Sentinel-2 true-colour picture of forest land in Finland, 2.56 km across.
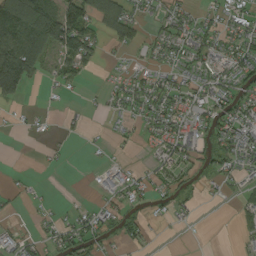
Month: August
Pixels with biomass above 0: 49%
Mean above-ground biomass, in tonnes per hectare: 37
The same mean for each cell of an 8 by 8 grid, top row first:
184 114 120 62 25 41 21 40
138 106 105 21 27 44 49 49
147 17 25 8 26 36 43 52
7 6 7 14 35 49 60 61
0 6 3 9 12 59 40 58
5 1 1 15 22 46 28 32
8 8 9 31 18 26 2 21
37 28 59 18 24 1 1 18
